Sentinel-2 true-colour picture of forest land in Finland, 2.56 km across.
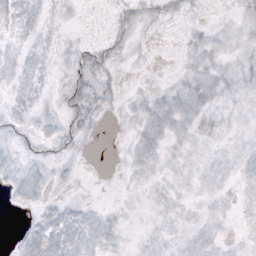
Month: October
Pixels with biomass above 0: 54%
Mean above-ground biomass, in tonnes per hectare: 4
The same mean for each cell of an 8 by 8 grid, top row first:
10 4 1 2 3 2 1 1
5 4 4 4 2 1 6 3
7 3 7 3 2 2 8 6
6 4 8 2 7 10 7 3
3 4 3 0 9 4 4 4
7 6 2 0 4 4 6 5
3 6 6 2 1 4 3 5
4 12 10 5 3 4 6 3
